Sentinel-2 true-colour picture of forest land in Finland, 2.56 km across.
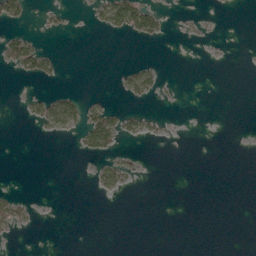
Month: May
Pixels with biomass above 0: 11%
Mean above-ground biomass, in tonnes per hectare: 10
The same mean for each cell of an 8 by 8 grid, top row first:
37 12 1 66 73 1 2 0
61 12 0 0 1 0 1 0
6 19 0 3 35 1 0 0
1 46 45 36 13 0 0 0
0 0 22 38 6 0 0 0
0 0 0 44 2 0 0 0
35 0 0 0 0 0 0 0
4 0 0 0 0 0 0 0
